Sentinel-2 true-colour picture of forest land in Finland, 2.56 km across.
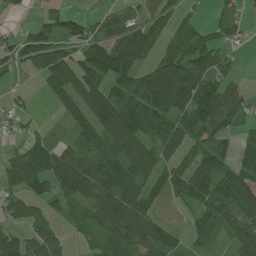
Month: July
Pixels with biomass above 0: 71%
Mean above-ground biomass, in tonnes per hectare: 80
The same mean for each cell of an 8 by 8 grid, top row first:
9 35 38 49 61 69 21 50
60 104 65 121 107 83 100 23
8 88 121 111 83 153 111 35
33 6 81 141 122 118 140 67
34 55 77 95 106 95 84 58
109 134 170 131 88 77 141 115
56 46 46 136 102 15 93 96
80 81 11 75 96 61 44 88
